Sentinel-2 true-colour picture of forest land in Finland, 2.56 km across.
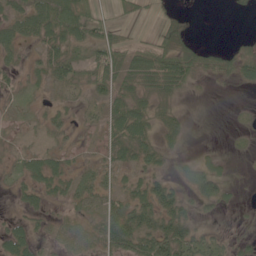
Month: June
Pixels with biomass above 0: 64%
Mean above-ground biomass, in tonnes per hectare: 30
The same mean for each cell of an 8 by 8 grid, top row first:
38 61 57 18 21 10 0 4
27 45 34 66 52 36 22 15
15 27 28 62 50 60 12 29
11 16 12 55 34 16 1 3
9 17 23 39 38 13 2 4
18 51 40 16 28 17 46 1
10 23 35 53 67 53 16 6
49 34 34 57 62 85 33 13
